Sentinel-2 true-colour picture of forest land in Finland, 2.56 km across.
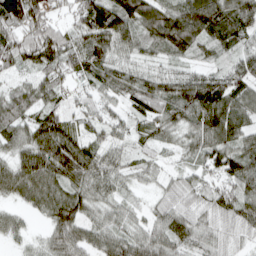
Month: April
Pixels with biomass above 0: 93%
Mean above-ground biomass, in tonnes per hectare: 71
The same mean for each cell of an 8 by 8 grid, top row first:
126 57 69 131 109 110 138 95
88 114 83 86 48 87 55 45
34 66 45 70 58 77 76 69
67 72 46 41 66 67 100 77
67 127 93 47 39 43 85 72
87 101 99 65 39 32 50 88
34 81 84 48 28 58 59 83
33 51 68 75 66 84 59 38
